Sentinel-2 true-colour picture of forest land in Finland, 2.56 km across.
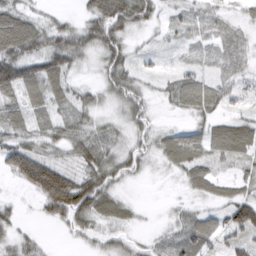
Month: March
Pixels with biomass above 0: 81%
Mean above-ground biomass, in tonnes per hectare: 36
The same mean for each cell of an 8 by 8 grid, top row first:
62 16 20 86 40 20 31 20
77 52 51 54 10 14 20 22
61 57 14 50 22 29 30 22
49 35 31 15 33 16 40 18
49 31 41 25 24 53 45 60
52 111 53 50 13 15 43 23
16 57 89 48 6 9 18 73
32 5 18 23 9 30 51 43
